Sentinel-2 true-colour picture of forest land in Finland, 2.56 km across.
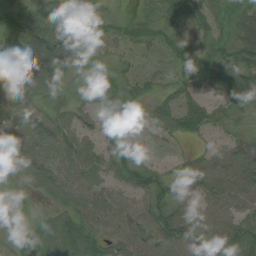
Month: August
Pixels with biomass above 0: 88%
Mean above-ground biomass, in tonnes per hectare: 54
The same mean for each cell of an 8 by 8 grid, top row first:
51 75 45 27 40 61 43 50
53 87 40 30 32 40 44 73
85 79 24 39 43 35 33 79
87 35 41 39 45 78 60 42
80 78 62 43 12 19 21 59
32 85 58 41 54 44 86 101
7 30 69 59 59 67 54 63
27 67 70 58 73 84 93 83
